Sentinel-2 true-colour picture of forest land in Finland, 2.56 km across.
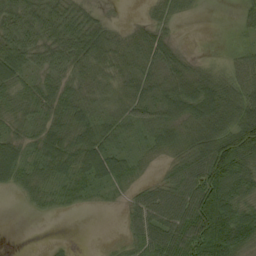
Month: September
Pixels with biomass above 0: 81%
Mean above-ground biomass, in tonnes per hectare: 50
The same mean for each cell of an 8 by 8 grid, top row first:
72 66 56 9 12 31 1 18
80 65 71 58 60 27 1 24
52 44 37 36 55 61 57 55
38 46 52 36 58 65 80 85
45 66 68 51 35 62 90 119
55 52 62 67 20 48 105 91
2 25 18 8 55 72 94 67
0 3 0 6 50 65 102 77
